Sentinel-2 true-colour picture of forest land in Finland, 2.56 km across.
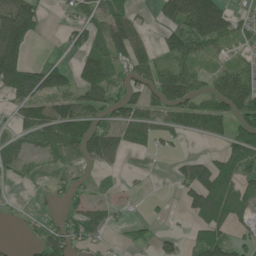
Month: June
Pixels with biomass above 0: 57%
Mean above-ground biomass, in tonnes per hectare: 56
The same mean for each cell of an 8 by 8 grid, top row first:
146 14 36 84 14 107 223 37
123 1 54 82 56 85 57 22
126 93 73 59 61 103 38 80
42 81 90 60 65 63 78 85
27 54 94 75 39 13 17 93
24 11 11 14 4 24 87 69
5 5 52 34 6 5 122 66
2 73 49 10 20 24 83 32
